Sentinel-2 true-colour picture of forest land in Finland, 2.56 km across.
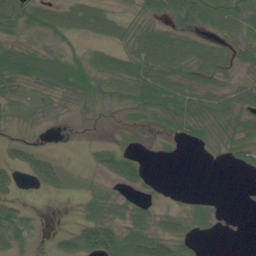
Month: June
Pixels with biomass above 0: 70%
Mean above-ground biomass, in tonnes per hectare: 44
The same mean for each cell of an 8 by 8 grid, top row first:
85 58 50 36 59 45 59 79
63 40 26 34 77 75 46 45
75 72 79 60 88 67 46 36
26 32 22 19 48 71 70 66
45 8 2 24 9 14 32 47
35 80 12 50 36 0 0 5
52 1 21 54 40 24 31 3
56 11 87 103 101 82 10 0
